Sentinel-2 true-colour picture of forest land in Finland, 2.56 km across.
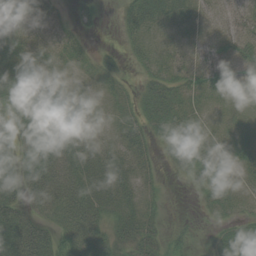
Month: August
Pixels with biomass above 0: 82%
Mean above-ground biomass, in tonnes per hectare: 31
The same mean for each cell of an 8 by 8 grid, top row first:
30 13 14 1 42 27 14 32
39 23 22 7 27 14 22 41
48 34 18 20 20 34 35 25
53 55 22 14 35 46 18 13
48 66 30 19 32 41 31 30
48 62 46 48 19 9 27 18
55 38 49 31 25 1 14 14
75 51 49 35 40 17 11 42
